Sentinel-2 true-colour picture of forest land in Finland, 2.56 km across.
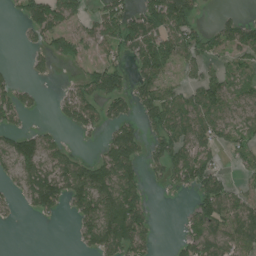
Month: July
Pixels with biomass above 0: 58%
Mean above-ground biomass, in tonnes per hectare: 68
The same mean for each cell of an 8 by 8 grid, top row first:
22 127 59 82 108 146 8 29
4 65 62 59 103 106 60 72
27 16 42 105 81 41 66 48
68 6 99 54 69 106 94 51
95 66 7 85 62 100 67 63
60 109 122 130 50 70 98 23
18 73 88 140 72 3 110 82
0 0 44 130 78 25 98 87
